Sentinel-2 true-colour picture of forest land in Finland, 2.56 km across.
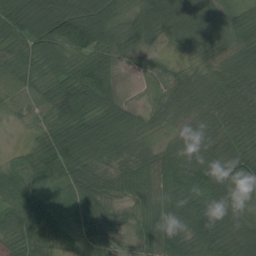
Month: August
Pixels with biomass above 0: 97%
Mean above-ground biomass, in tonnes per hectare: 68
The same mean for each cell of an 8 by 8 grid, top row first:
95 118 117 65 69 127 115 60
64 100 86 70 42 39 81 93
73 69 88 50 37 54 42 80
34 65 99 84 34 45 46 69
7 80 97 68 42 38 59 64
53 76 73 48 65 74 77 85
74 64 66 36 42 72 97 79
63 51 43 47 49 78 99 90
